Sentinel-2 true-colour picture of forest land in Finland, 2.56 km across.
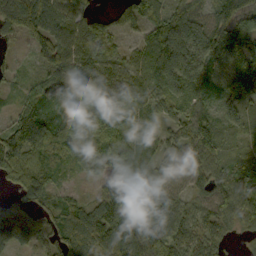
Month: September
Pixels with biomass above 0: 90%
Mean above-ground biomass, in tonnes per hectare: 86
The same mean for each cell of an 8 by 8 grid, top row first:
123 104 75 38 85 114 75 105
29 96 95 68 77 180 140 122
35 79 95 92 68 154 95 109
49 87 95 99 48 75 69 78
121 115 99 85 51 64 97 41
90 69 24 89 81 66 77 76
73 66 79 124 86 88 78 101
75 62 121 118 139 105 73 15
